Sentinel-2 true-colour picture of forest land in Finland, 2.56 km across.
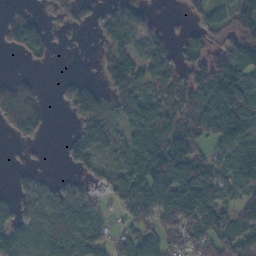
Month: October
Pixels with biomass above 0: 69%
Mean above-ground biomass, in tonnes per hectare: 63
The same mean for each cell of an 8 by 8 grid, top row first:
42 20 28 52 27 3 59 79
55 40 1 61 59 32 46 98
39 3 18 67 56 70 113 133
101 37 54 73 111 88 142 126
12 4 52 54 105 99 58 94
11 13 24 47 104 127 100 103
36 61 75 26 86 132 102 59
74 65 70 37 61 56 64 87
